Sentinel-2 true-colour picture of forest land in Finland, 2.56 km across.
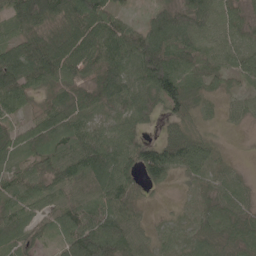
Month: May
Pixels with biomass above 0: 90%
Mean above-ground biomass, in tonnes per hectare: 65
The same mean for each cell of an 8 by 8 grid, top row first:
86 116 132 57 20 72 64 31
89 129 100 88 102 100 55 39
110 78 62 108 83 98 49 34
43 69 82 51 63 53 20 28
60 80 83 71 63 86 38 1
56 79 83 95 70 40 38 22
69 45 73 82 24 8 37 48
73 28 112 122 44 27 59 60
